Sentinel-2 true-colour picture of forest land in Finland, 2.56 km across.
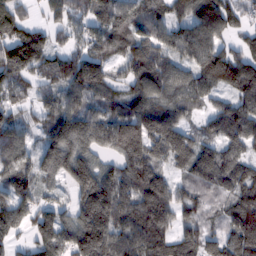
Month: February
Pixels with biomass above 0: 90%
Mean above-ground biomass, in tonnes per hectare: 125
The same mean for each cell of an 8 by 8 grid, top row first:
124 60 103 134 137 106 185 83
171 114 93 121 145 118 152 68
102 105 190 96 153 114 139 174
83 115 162 106 138 112 60 120
107 137 192 137 157 138 72 97
137 89 185 123 162 60 111 103
152 88 141 196 151 115 59 135
67 152 185 163 140 115 87 154
